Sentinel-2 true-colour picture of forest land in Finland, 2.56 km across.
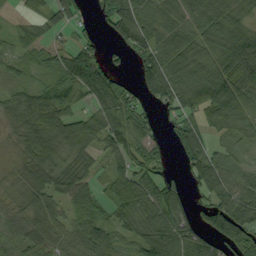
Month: September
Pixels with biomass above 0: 81%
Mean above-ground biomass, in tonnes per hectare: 68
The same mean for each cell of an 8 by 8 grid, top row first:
15 53 38 82 85 66 74 47
43 43 62 20 84 75 63 71
37 35 113 77 63 86 90 110
70 112 48 87 44 52 97 79
43 121 96 75 75 58 67 40
37 94 85 59 75 22 87 43
42 72 67 53 79 90 70 114
45 72 60 53 77 103 65 121
